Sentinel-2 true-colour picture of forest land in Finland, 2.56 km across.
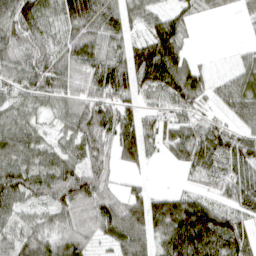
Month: April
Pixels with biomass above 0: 86%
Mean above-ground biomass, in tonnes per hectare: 76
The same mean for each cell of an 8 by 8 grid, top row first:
113 69 139 98 71 56 17 16
87 84 96 69 101 95 1 16
81 100 63 121 107 125 45 69
65 41 90 90 70 64 36 69
101 58 79 78 108 76 96 79
110 94 90 36 36 8 50 75
70 60 64 76 107 118 85 55
72 75 68 57 86 114 122 100
